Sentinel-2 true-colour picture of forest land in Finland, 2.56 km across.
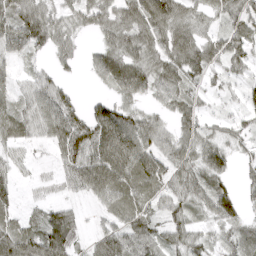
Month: April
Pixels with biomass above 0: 81%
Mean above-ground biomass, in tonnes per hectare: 51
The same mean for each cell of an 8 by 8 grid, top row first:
66 58 42 59 86 66 35 57
61 52 23 58 69 78 54 52
27 40 9 65 61 68 37 31
46 74 45 74 35 52 24 32
35 31 91 113 69 53 51 34
24 13 79 97 62 47 67 24
24 34 17 48 43 50 55 43
75 88 33 77 68 44 28 39
